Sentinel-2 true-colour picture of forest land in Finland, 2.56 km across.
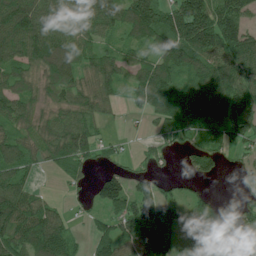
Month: July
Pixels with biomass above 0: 78%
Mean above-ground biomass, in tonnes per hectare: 83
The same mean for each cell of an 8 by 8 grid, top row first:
182 140 92 81 159 125 150 78
138 135 91 43 63 157 131 115
79 75 77 80 85 92 104 107
99 49 79 30 45 103 85 137
86 91 103 22 16 43 75 71
80 11 46 63 41 20 60 21
139 48 8 64 121 47 72 42
93 127 23 86 103 55 171 60
